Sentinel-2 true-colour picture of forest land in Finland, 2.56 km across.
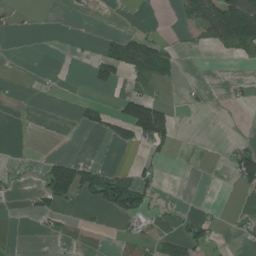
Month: July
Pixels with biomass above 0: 22%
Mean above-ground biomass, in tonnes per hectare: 25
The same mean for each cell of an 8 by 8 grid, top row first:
12 0 6 1 2 11 83 124
0 0 2 31 72 12 13 47
4 5 0 45 28 13 2 6
1 0 16 29 165 18 4 2
1 9 1 32 45 19 0 14
14 84 103 65 28 0 0 70
2 39 10 64 56 8 3 4
0 9 2 6 33 51 43 6
